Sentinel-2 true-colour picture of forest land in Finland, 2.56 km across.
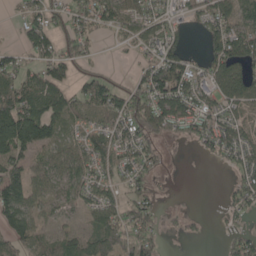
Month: May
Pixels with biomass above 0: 66%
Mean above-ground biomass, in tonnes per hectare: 59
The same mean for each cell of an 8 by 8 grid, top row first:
14 58 65 73 69 33 59 63
30 69 61 8 39 48 59 93
69 73 36 37 65 119 51 104
136 97 51 77 94 85 54 49
143 75 53 69 68 18 51 64
94 65 64 52 49 3 0 44
104 37 34 63 70 6 0 47
71 40 66 109 83 6 7 58
